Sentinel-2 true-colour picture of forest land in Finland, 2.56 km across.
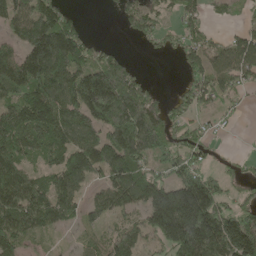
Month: May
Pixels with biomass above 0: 74%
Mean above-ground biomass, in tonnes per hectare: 118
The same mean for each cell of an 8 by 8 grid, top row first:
122 158 26 9 109 44 51 31
95 248 127 40 17 52 89 121
178 196 152 250 56 8 115 87
151 205 148 280 249 62 46 15
153 138 130 116 171 98 57 1
155 94 111 125 120 96 81 45
178 145 75 102 140 318 217 93
125 26 31 87 89 228 243 245
